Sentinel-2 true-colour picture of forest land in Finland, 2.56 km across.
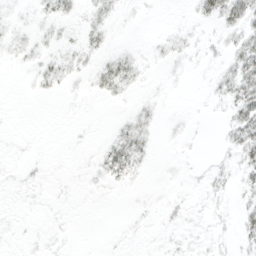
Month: March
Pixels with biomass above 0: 35%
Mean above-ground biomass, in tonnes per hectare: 5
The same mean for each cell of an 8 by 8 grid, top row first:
3 9 7 7 1 0 13 23
5 4 9 5 2 6 4 15
0 9 4 18 4 1 3 24
0 0 1 1 4 1 1 21
1 0 1 7 9 2 0 19
2 2 2 10 2 1 4 8
1 1 0 0 2 4 4 7
1 2 0 1 1 3 3 7
